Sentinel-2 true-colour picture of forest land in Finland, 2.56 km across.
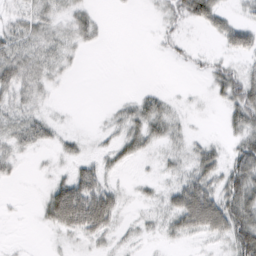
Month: February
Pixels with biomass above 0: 61%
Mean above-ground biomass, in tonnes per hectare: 21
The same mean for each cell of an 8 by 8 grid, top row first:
18 24 24 1 1 20 46 13
40 28 13 0 0 8 4 36
45 19 1 0 0 0 17 41
23 10 0 6 32 9 1 42
26 17 11 13 26 11 15 38
9 7 38 9 4 15 38 61
1 39 84 43 6 49 89 69
1 2 13 11 6 14 14 70
